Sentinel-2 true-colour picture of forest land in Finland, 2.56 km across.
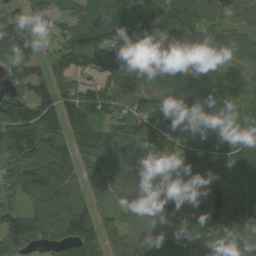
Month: August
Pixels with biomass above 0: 92%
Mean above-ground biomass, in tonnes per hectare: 96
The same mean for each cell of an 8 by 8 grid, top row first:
50 37 79 121 121 112 74 92
101 26 147 161 216 55 60 40
70 82 53 69 79 102 88 31
129 122 124 78 97 132 121 49
182 134 81 102 82 154 123 77
87 132 78 92 98 106 91 92
56 132 116 48 98 88 87 130
109 78 133 75 94 111 91 96
